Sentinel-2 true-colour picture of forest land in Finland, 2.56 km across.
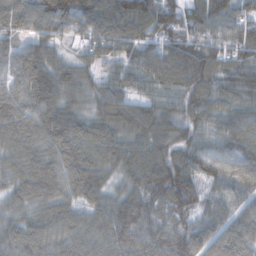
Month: November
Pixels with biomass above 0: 97%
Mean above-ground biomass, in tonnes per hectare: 91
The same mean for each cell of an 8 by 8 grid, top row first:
88 97 87 111 106 103 103 82
71 87 46 87 76 110 105 89
77 137 88 61 83 103 110 96
99 109 77 116 98 86 89 81
79 92 109 102 101 98 53 99
78 117 99 61 104 133 73 82
71 77 69 97 107 92 69 70
96 81 81 98 93 96 102 104
